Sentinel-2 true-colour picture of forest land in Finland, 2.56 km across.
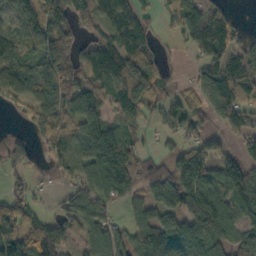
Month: October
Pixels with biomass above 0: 77%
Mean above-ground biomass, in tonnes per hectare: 97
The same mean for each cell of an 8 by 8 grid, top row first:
90 139 97 118 59 84 95 14
91 163 86 92 87 18 128 61
130 120 123 150 167 27 105 131
40 119 171 84 71 73 98 133
70 81 93 115 30 48 81 58
43 26 84 150 105 145 126 138
98 23 105 58 74 98 176 84
172 149 62 93 135 119 99 77
